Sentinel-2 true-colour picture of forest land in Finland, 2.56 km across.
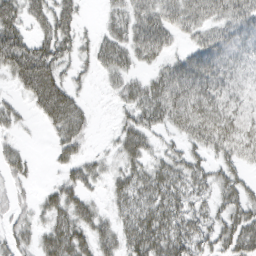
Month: March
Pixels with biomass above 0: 76%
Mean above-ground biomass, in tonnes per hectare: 43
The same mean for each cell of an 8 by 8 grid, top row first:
53 55 26 26 49 51 49 53
72 58 28 50 54 21 57 40
41 79 18 25 32 70 69 29
25 62 48 9 53 60 59 38
16 12 39 16 47 22 53 52
27 6 41 28 52 51 38 30
22 38 54 24 56 52 31 50
36 54 59 47 80 67 39 72
